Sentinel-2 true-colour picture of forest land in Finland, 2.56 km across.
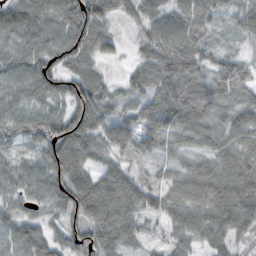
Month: October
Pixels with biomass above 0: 93%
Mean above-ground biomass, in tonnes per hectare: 67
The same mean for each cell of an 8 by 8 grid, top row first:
78 68 99 44 41 68 63 50
73 79 86 37 45 92 50 28
68 82 74 20 53 101 63 70
66 65 104 56 63 100 69 64
41 94 92 79 66 57 62 75
62 83 72 68 41 58 87 83
50 54 86 93 73 72 80 85
53 62 77 78 41 50 52 39
